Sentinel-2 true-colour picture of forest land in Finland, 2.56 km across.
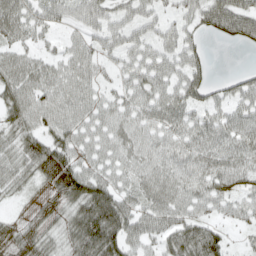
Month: April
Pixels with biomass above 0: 77%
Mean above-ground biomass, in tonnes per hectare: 43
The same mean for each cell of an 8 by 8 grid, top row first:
54 36 29 27 13 13 61 77
30 12 6 15 13 25 14 12
55 43 28 9 40 37 39 35
57 54 49 41 45 53 42 40
47 62 47 44 43 44 52 49
54 56 72 45 46 51 57 50
10 38 74 91 45 50 27 19
53 44 81 88 44 65 81 9
